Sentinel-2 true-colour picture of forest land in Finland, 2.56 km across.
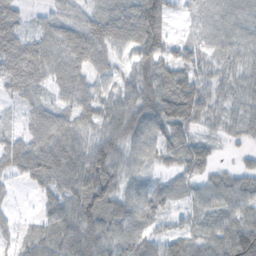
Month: November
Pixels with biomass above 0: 91%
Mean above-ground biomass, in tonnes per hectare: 56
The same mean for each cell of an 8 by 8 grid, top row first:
40 31 47 72 107 22 37 54
70 63 69 71 83 37 34 49
77 52 59 53 82 79 47 42
18 65 65 76 78 87 51 40
58 88 60 70 56 60 33 15
35 73 80 70 34 28 40 41
9 41 76 54 49 24 56 70
36 69 86 51 49 59 61 111
